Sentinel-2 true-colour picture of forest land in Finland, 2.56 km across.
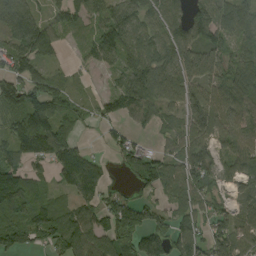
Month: September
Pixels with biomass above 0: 82%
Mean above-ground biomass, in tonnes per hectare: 86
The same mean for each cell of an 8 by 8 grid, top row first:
154 48 71 104 95 86 135 99
116 96 24 105 105 124 81 50
113 83 12 31 141 124 57 108
107 124 50 57 90 58 128 81
92 121 39 44 26 62 87 77
109 39 151 20 106 100 112 94
105 78 72 98 77 61 59 56
96 84 101 75 99 108 96 92
